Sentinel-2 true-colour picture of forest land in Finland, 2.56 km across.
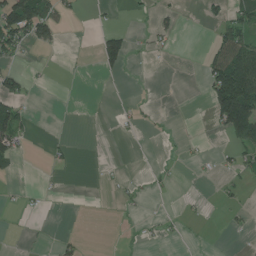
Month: July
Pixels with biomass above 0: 18%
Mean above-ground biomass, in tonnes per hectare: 23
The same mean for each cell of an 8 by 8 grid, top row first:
118 60 8 4 6 14 20 47
52 24 0 76 8 6 19 108
42 2 0 5 0 0 60 233
67 0 0 2 8 0 29 193
59 10 0 0 0 3 2 70
9 2 0 6 2 4 2 21
5 3 0 1 6 1 4 11
0 2 11 0 6 6 1 1
